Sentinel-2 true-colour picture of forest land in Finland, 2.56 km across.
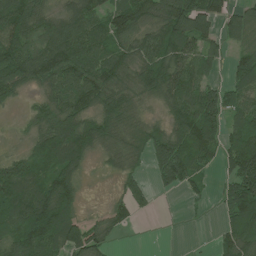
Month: July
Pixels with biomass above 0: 77%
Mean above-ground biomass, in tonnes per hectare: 91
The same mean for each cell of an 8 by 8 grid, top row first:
137 75 115 100 100 171 134 77
123 121 139 102 93 133 75 56
111 92 128 109 104 127 62 81
13 96 115 145 45 94 143 93
13 121 145 74 75 123 111 151
131 99 66 21 39 103 32 165
116 149 45 45 28 0 8 145
105 122 122 40 0 0 3 116
